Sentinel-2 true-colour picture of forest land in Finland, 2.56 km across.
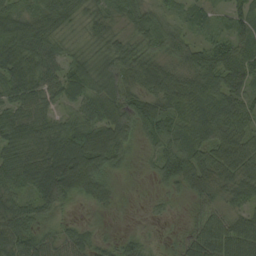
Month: August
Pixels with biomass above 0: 90%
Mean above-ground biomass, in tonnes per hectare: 67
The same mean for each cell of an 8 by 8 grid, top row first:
76 86 47 52 63 28 26 60
95 64 34 67 61 74 55 77
70 64 71 89 78 84 77 68
69 52 61 101 96 67 99 76
83 97 131 116 34 62 89 84
82 119 133 42 11 100 82 83
77 56 14 25 6 11 33 50
102 56 57 22 25 15 101 92
